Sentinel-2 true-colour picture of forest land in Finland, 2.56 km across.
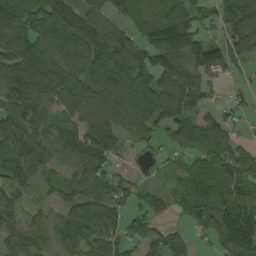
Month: September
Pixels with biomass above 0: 84%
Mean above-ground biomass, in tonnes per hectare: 94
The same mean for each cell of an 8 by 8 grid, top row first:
130 137 108 77 68 106 32 144
130 118 151 137 103 170 102 113
153 143 122 129 124 102 53 25
108 81 127 139 121 119 41 36
135 104 120 97 39 41 113 53
83 51 78 70 29 34 128 108
41 46 115 98 45 47 120 129
96 63 102 91 66 45 38 169
